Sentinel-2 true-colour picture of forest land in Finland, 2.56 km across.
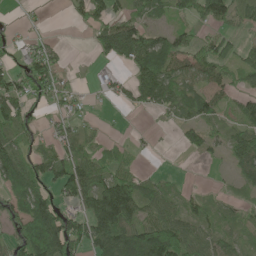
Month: June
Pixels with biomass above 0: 65%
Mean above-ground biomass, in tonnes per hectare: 53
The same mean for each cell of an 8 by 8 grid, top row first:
3 4 28 67 56 33 62 43
22 36 0 95 100 69 57 38
57 82 5 34 79 65 53 37
72 15 17 3 22 47 49 45
68 19 42 11 9 10 50 65
101 64 106 82 35 7 1 35
67 92 54 171 68 46 31 20
73 122 99 118 117 106 53 24
